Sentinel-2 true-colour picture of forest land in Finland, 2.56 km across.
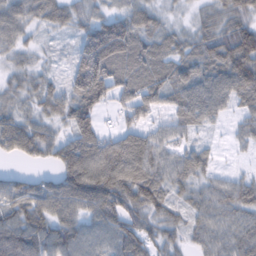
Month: February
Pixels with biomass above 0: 88%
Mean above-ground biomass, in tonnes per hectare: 62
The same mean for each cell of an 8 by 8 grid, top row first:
62 58 44 50 58 16 40 62
45 13 59 112 59 48 69 114
37 33 87 81 67 67 73 84
44 50 87 27 56 57 64 32
81 69 107 75 80 46 19 20
36 30 115 107 81 62 38 25
73 88 75 85 79 40 60 71
69 90 83 74 66 39 58 69
